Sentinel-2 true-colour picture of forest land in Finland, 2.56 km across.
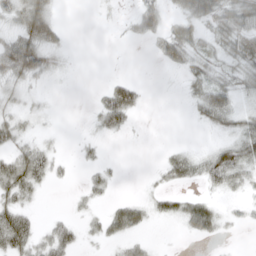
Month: April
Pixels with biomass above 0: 48%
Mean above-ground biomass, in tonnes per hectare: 20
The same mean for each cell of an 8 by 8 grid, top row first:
35 40 0 3 40 20 47 54
53 38 0 0 3 50 22 42
35 10 0 13 3 1 34 27
21 7 0 49 6 0 42 26
23 11 7 1 1 3 6 37
55 27 3 12 1 26 33 26
37 1 7 17 21 25 35 6
54 30 16 21 11 1 13 2
